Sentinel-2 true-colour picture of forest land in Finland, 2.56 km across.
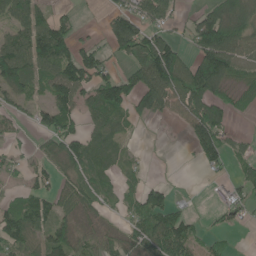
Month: June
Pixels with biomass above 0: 63%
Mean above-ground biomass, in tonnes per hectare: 65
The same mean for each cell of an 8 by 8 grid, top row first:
77 47 12 49 68 36 85 108
109 153 62 55 117 62 150 90
120 77 134 103 115 127 173 37
37 82 76 95 61 48 107 24
20 38 78 44 3 1 113 26
20 44 64 36 23 0 18 37
68 59 64 23 78 39 14 50
77 81 53 47 78 122 35 3
